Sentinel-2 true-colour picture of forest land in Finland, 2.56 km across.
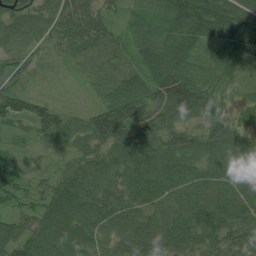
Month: July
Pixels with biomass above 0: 93%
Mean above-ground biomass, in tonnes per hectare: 76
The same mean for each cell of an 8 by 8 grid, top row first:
67 65 73 31 48 102 117 100
40 32 73 59 62 108 47 97
34 3 17 77 82 136 66 38
80 66 32 125 119 108 98 37
15 21 51 99 91 93 94 75
52 24 92 81 113 101 80 93
43 92 114 93 88 91 114 109
87 110 101 63 93 97 80 79
